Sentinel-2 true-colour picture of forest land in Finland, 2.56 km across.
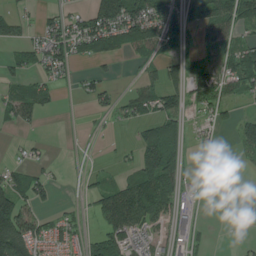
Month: July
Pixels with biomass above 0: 54%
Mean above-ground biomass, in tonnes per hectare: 47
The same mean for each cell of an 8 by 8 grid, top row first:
37 23 47 123 117 56 70 75
46 81 48 55 50 47 31 60
36 35 27 17 27 58 89 80
56 17 4 28 56 70 33 25
8 9 7 5 92 84 8 35
50 33 15 16 104 73 2 2
126 28 15 110 108 47 5 1
140 64 38 84 35 40 11 8
